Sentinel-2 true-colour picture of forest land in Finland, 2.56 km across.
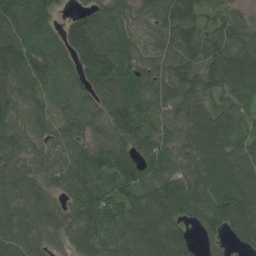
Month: July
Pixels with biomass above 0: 94%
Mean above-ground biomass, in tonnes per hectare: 102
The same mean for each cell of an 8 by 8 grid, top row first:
118 90 64 96 66 152 86 47
136 90 144 114 55 115 111 96
113 104 95 126 97 108 119 110
62 75 112 123 101 73 95 84
84 67 79 122 125 87 120 98
97 74 115 111 99 96 136 142
81 105 132 143 112 126 147 160
103 62 106 98 112 116 53 56
